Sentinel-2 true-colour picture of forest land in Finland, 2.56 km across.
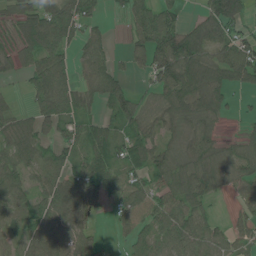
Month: June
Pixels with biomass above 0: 76%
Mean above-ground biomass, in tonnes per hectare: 67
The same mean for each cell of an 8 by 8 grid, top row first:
47 101 90 17 77 43 73 80
52 117 53 31 91 138 89 83
13 129 58 80 24 133 90 62
49 85 73 53 39 75 81 10
88 49 60 82 78 44 78 41
77 67 65 65 60 84 88 58
69 79 91 41 79 82 40 31
47 86 65 14 56 86 71 43
